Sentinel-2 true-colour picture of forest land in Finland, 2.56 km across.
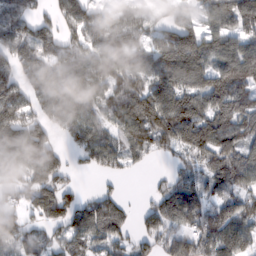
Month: February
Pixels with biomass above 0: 81%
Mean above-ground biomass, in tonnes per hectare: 99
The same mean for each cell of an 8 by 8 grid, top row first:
109 53 124 67 62 70 67 124
90 93 86 108 84 143 99 93
93 130 113 108 99 143 108 115
112 114 103 96 170 174 139 114
233 121 89 82 90 107 124 97
107 147 11 33 6 60 89 118
66 119 91 91 39 143 74 93
94 62 85 84 68 96 93 123
